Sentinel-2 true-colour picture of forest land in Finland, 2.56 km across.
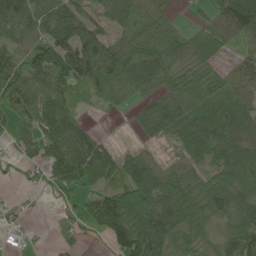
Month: June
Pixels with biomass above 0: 79%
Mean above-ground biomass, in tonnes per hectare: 68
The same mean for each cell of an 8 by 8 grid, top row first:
112 78 64 63 87 22 47 129
55 102 88 68 91 81 91 30
93 70 90 108 78 69 75 73
53 60 39 17 45 86 84 84
36 68 92 18 29 39 88 57
14 51 77 60 116 89 63 96
18 7 51 142 114 121 75 72
12 5 17 58 137 50 27 104
